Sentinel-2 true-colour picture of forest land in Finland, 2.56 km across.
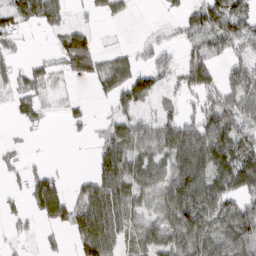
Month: March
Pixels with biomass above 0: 64%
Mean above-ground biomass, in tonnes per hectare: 50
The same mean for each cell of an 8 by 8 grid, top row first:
61 67 10 29 0 20 103 82
21 7 88 11 22 25 76 41
27 22 25 62 60 33 59 58
28 12 18 29 37 29 72 61
10 1 4 60 57 79 100 74
19 56 16 89 64 75 78 100
17 98 74 106 33 81 78 71
16 13 69 66 46 59 91 85
